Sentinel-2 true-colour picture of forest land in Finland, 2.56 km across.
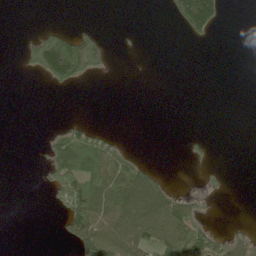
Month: June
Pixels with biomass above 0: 26%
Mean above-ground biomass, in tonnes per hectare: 35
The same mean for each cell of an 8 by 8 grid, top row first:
0 0 0 0 0 76 202 0
4 189 135 22 1 0 1 0
0 57 63 1 0 0 0 0
0 0 0 0 0 0 0 0
0 31 104 40 0 0 15 0
0 43 117 94 77 1 20 0
0 11 145 92 130 100 13 0
0 0 89 84 83 87 67 49
